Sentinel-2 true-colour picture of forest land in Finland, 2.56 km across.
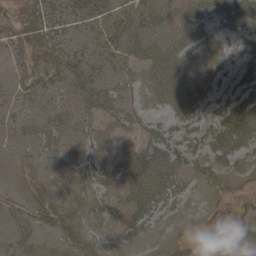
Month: May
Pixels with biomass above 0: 69%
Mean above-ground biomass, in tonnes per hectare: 29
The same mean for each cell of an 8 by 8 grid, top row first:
19 37 36 28 37 25 25 49
21 35 20 27 35 32 18 23
16 27 37 24 27 38 12 31
19 27 36 33 22 27 21 71
21 39 35 25 37 52 48 57
8 12 35 35 66 53 24 14
21 30 23 24 58 29 6 11
23 9 24 22 23 14 10 18
